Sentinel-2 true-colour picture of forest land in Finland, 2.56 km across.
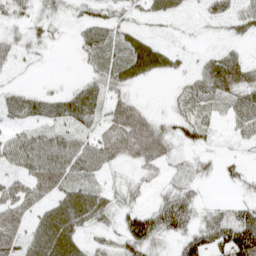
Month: April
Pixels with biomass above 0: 69%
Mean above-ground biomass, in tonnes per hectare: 39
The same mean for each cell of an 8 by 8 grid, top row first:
25 21 17 25 23 19 21 35
33 13 18 35 63 15 7 12
8 3 12 39 34 13 35 52
27 35 58 49 37 20 25 57
59 69 54 80 105 36 19 18
37 80 46 13 17 14 14 22
63 48 83 32 38 78 18 34
66 92 42 20 86 33 68 122
